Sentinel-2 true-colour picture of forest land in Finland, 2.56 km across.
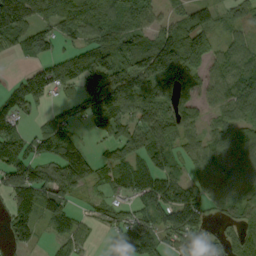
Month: September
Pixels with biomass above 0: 79%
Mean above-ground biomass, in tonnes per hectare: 74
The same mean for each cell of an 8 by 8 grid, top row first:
163 67 100 85 61 40 48 33
46 55 49 85 108 130 57 51
32 92 96 121 96 117 51 86
74 30 47 143 86 82 37 65
93 97 54 65 93 62 71 130
99 68 120 53 79 47 75 107
88 90 22 48 60 117 47 73
60 22 46 40 97 52 50 68
